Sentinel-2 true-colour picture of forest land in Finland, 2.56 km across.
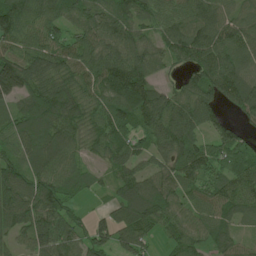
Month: June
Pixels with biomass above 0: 91%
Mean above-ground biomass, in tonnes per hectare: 85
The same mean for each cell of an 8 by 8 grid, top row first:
124 80 67 94 84 94 103 69
80 93 77 94 79 104 123 102
171 112 79 122 106 34 120 108
60 116 83 86 125 120 87 59
82 116 58 95 55 109 65 70
93 99 44 50 80 80 84 92
112 111 19 51 113 81 71 64
58 108 67 66 65 61 59 39
